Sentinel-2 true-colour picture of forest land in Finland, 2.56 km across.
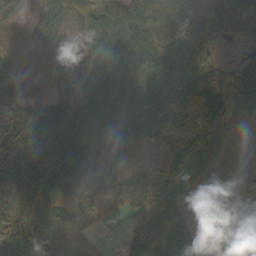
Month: October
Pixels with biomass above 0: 87%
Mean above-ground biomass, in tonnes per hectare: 64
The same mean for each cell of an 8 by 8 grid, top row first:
23 46 58 66 91 138 153 107
14 17 40 89 103 97 62 10
29 3 45 96 73 94 56 94
31 46 70 77 79 74 84 44
39 78 90 77 49 77 58 19
79 98 86 79 51 67 44 40
66 84 98 52 50 54 33 54
58 87 80 5 69 91 48 37
